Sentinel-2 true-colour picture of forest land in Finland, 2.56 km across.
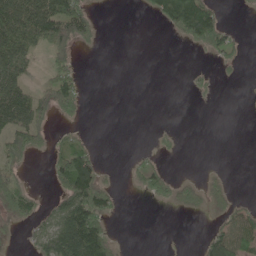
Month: May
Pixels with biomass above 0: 35%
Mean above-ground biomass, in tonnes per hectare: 34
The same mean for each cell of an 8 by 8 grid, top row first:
125 131 73 0 6 110 91 1
121 77 26 0 0 0 44 14
75 38 26 0 0 0 8 3
112 38 18 0 0 0 0 0
66 27 23 0 1 5 0 0
30 22 130 5 36 18 10 0
41 21 128 36 0 16 18 27
5 68 166 42 0 0 40 54
